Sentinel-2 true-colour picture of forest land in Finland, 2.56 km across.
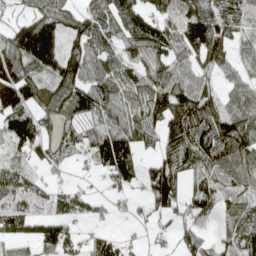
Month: April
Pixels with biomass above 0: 80%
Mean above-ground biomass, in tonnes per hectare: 78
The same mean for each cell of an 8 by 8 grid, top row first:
37 103 75 96 90 107 113 79
137 173 94 77 114 112 140 40
128 82 101 94 82 89 49 52
108 70 90 68 93 130 112 65
67 62 59 119 63 87 115 98
80 35 7 70 61 105 73 74
94 63 49 31 22 75 64 54
53 93 47 50 11 35 35 65
